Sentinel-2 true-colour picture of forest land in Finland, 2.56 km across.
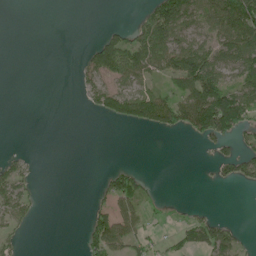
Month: June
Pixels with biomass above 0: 38%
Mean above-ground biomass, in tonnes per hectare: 43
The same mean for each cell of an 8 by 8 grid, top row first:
0 0 0 0 34 141 76 128
0 0 7 93 119 125 92 95
0 0 31 88 80 92 140 66
0 0 3 76 109 108 179 125
0 0 0 0 0 0 38 36
55 0 0 45 25 0 5 46
73 0 0 63 41 4 8 0
22 0 18 93 39 19 71 21
